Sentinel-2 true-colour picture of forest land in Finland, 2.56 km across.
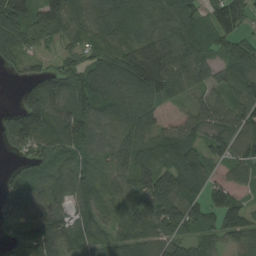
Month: August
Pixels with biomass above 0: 88%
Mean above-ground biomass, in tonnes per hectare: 99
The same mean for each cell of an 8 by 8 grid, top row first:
147 134 93 110 105 121 71 130
80 37 77 118 151 125 76 103
19 123 108 130 214 100 60 108
98 145 138 127 121 24 116 112
81 103 111 92 95 113 84 97
51 85 93 86 111 143 94 49
87 92 60 84 119 158 83 75
56 107 79 83 98 103 53 83
